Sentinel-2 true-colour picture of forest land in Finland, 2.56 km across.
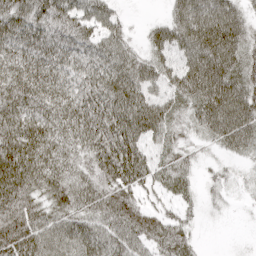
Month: April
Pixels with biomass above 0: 89%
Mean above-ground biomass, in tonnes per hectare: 61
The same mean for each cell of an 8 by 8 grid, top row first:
84 77 65 41 4 55 74 51
63 71 59 64 35 66 97 72
72 63 57 76 65 63 100 69
83 63 75 81 85 45 81 90
97 73 65 94 58 41 23 57
102 77 56 75 64 56 16 14
80 57 62 72 50 32 13 6
87 76 73 71 60 68 1 3
